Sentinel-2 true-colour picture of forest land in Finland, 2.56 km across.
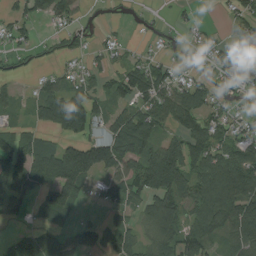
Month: August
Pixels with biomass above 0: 67%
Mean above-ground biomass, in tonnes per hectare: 69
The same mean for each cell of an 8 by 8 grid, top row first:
53 76 26 10 14 13 2 52
36 24 26 36 11 19 32 52
28 40 52 57 118 55 40 66
33 105 146 49 93 122 69 21
103 55 98 111 101 78 118 80
110 122 135 69 122 144 129 142
52 67 19 20 61 88 108 131
48 72 56 53 50 82 84 114
